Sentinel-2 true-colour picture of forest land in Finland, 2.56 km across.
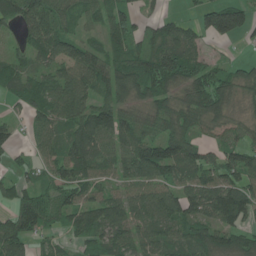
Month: June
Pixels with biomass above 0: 78%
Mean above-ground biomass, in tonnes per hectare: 73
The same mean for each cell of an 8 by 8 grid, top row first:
103 105 55 74 29 24 86 98
32 81 72 61 60 100 23 8
68 58 95 108 106 87 98 53
21 81 89 96 54 69 89 21
33 50 104 70 110 117 44 63
34 49 85 52 78 73 76 93
86 100 90 89 89 91 112 134
102 29 44 76 65 64 95 79
